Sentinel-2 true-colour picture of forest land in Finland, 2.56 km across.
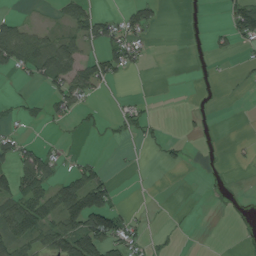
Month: August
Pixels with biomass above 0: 31%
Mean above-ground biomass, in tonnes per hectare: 26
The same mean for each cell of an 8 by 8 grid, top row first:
15 4 52 22 54 0 2 63
91 53 29 49 19 0 6 14
8 41 60 25 0 0 1 5
14 23 23 7 19 0 5 0
43 14 3 5 8 13 0 5
68 56 56 18 0 0 1 0
69 71 131 70 3 2 1 0
68 55 115 71 24 8 0 0
